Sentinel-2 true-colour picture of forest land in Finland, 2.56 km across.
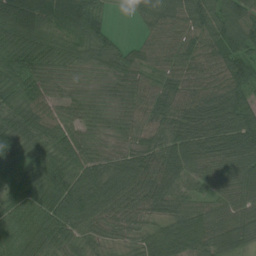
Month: July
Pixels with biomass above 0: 96%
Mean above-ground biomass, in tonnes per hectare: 67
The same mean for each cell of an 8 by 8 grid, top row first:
100 70 93 20 48 74 103 99
80 75 63 54 40 61 74 92
68 61 31 48 41 52 61 97
71 57 51 44 55 76 82 94
83 63 68 42 46 81 67 86
60 84 79 81 76 62 51 66
69 93 102 73 60 59 47 62
75 89 55 27 50 83 72 58
